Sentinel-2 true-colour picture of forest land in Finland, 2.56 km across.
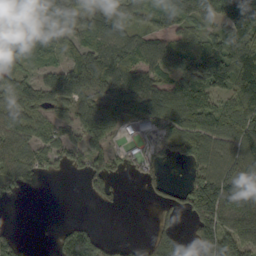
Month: September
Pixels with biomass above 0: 72%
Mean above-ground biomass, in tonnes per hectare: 86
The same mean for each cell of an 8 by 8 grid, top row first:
132 165 81 86 62 82 84 176
110 87 84 114 105 69 96 146
93 73 133 112 97 83 139 136
88 65 82 122 101 110 108 135
109 85 79 50 45 90 123 118
98 34 37 59 42 1 125 137
3 0 0 12 1 47 181 122
54 3 152 23 16 69 140 114
